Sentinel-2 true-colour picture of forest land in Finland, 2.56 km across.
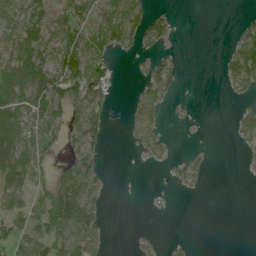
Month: June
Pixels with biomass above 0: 46%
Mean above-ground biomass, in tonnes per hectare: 41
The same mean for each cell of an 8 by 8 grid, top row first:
65 81 68 64 59 13 0 5
93 73 85 47 35 6 0 69
116 89 96 40 31 27 0 72
100 86 70 23 37 3 0 22
107 50 64 4 35 5 2 16
96 43 96 4 0 15 11 1
53 88 97 2 1 0 0 0
75 94 84 5 9 5 0 0
